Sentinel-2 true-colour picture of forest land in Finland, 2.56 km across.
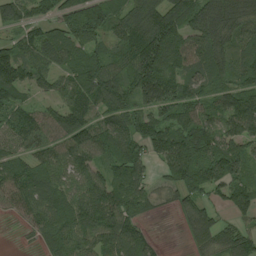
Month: August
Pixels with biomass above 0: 88%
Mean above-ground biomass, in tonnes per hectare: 102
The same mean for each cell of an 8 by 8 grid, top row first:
89 79 142 84 130 121 187 157
94 104 107 67 187 157 131 87
135 72 111 104 183 149 81 81
93 78 139 105 106 109 73 133
63 84 125 121 115 133 132 105
96 77 85 97 80 109 144 97
62 84 101 116 46 50 81 90
3 49 94 109 88 2 89 110
